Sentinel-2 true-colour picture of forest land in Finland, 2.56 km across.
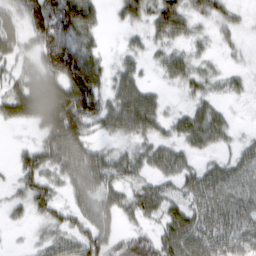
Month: March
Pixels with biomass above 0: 80%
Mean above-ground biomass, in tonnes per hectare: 53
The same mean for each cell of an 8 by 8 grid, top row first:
30 111 107 16 53 79 48 23
45 87 76 8 29 35 18 20
37 85 116 43 30 35 35 21
60 110 125 72 91 20 51 4
10 80 93 29 44 44 46 23
34 56 85 70 41 56 59 56
25 58 53 52 58 50 66 58
3 42 69 53 55 86 70 55
